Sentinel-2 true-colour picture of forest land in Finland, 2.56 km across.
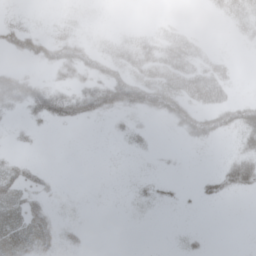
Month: May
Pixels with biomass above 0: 41%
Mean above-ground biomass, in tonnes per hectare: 18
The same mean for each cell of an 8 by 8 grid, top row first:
6 3 7 1 0 2 3 21
23 29 28 14 25 33 7 3
51 17 22 44 38 43 52 5
17 53 41 35 33 39 39 42
5 0 0 3 8 2 13 17
41 12 0 1 5 2 13 40
48 21 4 1 8 5 2 0
60 35 7 0 0 4 4 0
